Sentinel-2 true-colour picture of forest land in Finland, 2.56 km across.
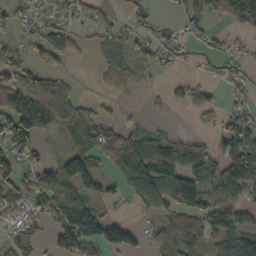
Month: October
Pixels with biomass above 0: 59%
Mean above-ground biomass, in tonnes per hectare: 56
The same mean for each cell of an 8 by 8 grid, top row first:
39 44 43 27 30 16 40 82
36 61 25 24 43 37 26 23
70 74 10 43 16 17 22 39
114 91 62 11 14 5 37 48
121 8 67 85 87 74 38 112
66 64 146 41 132 67 75 115
59 78 129 14 52 42 41 55
64 29 131 96 38 68 49 84
